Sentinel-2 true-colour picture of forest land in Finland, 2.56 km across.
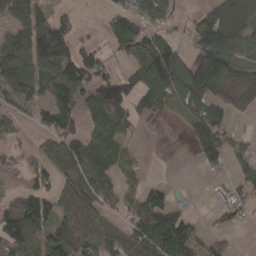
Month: March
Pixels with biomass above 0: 63%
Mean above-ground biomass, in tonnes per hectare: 65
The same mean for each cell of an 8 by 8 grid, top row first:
77 47 12 49 68 36 85 108
109 153 62 55 117 62 150 90
120 77 134 103 115 127 173 37
37 82 76 95 61 48 107 24
20 38 78 44 3 1 113 26
20 44 64 36 23 0 18 37
68 59 64 23 78 39 14 50
77 81 53 47 78 122 35 3
